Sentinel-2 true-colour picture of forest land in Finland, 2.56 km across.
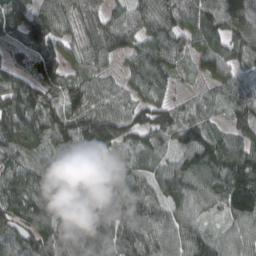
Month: March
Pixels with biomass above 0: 94%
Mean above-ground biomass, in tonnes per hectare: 87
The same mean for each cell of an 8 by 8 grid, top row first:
101 86 83 76 84 100 117 114
52 69 73 101 102 92 93 90
60 87 77 44 119 52 41 53
132 95 96 80 75 48 41 72
105 65 133 83 67 60 99 73
91 80 117 73 71 99 107 132
113 106 85 79 102 78 57 119
116 125 94 92 105 82 84 80
